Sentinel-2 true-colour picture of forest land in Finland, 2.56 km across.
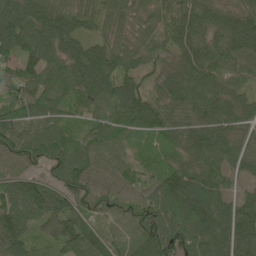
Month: June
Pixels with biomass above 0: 97%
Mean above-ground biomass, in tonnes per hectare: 95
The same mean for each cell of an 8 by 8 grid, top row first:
129 126 83 65 78 87 80 80
114 101 89 87 72 78 77 89
78 98 120 130 63 88 97 56
108 98 64 99 146 98 101 77
108 119 88 91 72 88 118 86
74 58 122 73 77 122 107 42
102 111 75 81 94 129 131 93
100 57 121 75 132 132 129 124
